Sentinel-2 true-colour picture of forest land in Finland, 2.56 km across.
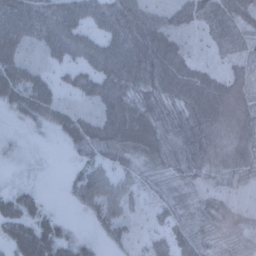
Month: February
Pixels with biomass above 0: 89%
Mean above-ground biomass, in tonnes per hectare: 55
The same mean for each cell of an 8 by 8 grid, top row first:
88 77 63 67 64 53 59 69
66 56 57 67 86 62 27 36
68 37 46 75 75 85 64 58
32 58 38 76 77 65 96 84
10 5 54 74 81 81 94 77
7 3 42 41 40 55 50 57
60 20 21 51 28 50 67 54
70 86 28 29 22 54 54 56
